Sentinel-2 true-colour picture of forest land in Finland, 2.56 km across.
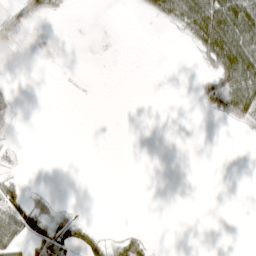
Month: April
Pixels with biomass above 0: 20%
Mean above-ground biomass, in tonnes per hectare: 14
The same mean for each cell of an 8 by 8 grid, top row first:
32 17 0 0 8 49 88 79
10 1 0 0 0 0 61 84
1 0 0 0 0 0 27 90
7 0 0 0 0 0 16 49
3 0 0 0 0 0 0 0
16 0 0 0 0 0 0 0
56 27 2 0 0 0 0 0
32 49 32 19 24 0 0 0
